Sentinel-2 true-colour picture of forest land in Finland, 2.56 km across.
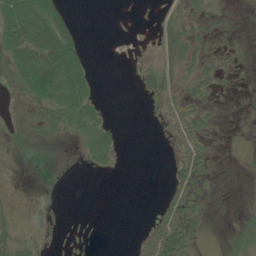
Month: June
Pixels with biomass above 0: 37%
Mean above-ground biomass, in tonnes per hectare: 18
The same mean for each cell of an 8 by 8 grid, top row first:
70 71 3 0 1 15 17 2
66 81 33 0 1 27 13 5
37 75 58 0 18 16 22 2
2 40 50 4 4 18 15 2
10 7 14 37 0 13 14 3
2 0 0 3 0 25 16 3
11 9 0 0 0 36 10 6
39 7 1 0 18 57 4 27
